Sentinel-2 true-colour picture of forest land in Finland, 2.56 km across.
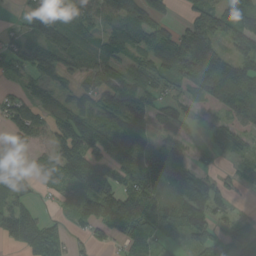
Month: September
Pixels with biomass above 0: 75%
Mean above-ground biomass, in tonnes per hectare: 84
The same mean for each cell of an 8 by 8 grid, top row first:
12 62 67 98 114 22 99 89
76 116 45 55 79 153 165 93
39 78 56 88 62 62 192 148
80 81 100 121 121 66 27 115
51 52 145 108 65 108 32 46
100 70 105 92 120 180 56 44
94 11 68 115 134 111 137 12
83 159 19 30 74 28 96 78
